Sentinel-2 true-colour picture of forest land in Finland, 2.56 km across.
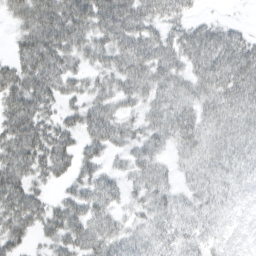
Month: March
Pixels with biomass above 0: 86%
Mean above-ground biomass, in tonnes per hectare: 50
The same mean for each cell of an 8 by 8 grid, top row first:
36 88 87 96 72 48 8 2
31 95 53 70 73 60 88 68
69 77 34 47 66 51 75 81
79 43 46 47 37 57 43 53
73 85 46 48 44 39 37 41
68 50 43 27 45 18 32 25
88 45 59 40 29 30 29 11
46 33 67 55 33 34 25 7
